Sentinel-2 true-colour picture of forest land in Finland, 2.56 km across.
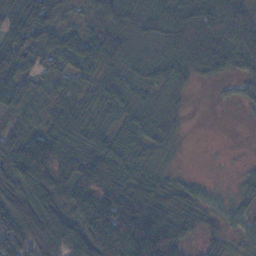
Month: November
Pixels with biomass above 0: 84%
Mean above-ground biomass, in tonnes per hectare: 60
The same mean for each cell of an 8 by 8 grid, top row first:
87 72 21 58 69 76 79 75
73 54 66 72 36 65 90 55
68 26 36 35 36 37 24 25
50 36 45 33 36 16 0 3
95 116 73 61 43 17 0 0
120 128 119 91 59 15 4 9
82 93 86 144 127 59 28 17
87 96 91 151 162 73 28 17
